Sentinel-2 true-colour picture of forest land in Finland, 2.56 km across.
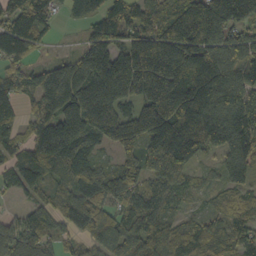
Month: October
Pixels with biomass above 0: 90%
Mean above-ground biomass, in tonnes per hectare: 126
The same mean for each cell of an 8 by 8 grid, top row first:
114 73 50 103 107 152 217 162
135 24 58 156 185 202 182 159
83 145 194 214 174 84 212 177
58 130 190 149 143 194 176 195
80 193 131 88 133 231 148 189
103 92 124 115 99 112 31 97
28 103 137 90 113 54 39 67
160 115 73 133 125 92 109 80
